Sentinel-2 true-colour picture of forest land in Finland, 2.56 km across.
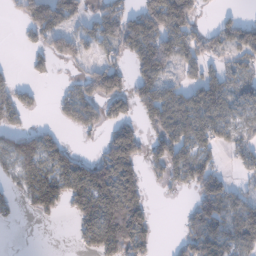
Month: January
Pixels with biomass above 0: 58%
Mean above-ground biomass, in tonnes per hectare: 68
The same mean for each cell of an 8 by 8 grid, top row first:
22 127 59 82 108 146 8 29
4 65 62 59 103 106 60 72
27 16 42 105 81 41 66 48
68 6 99 54 69 106 94 51
95 66 7 85 62 100 67 63
60 109 122 130 50 70 98 23
18 73 88 140 72 3 110 82
0 0 44 130 78 25 98 87
